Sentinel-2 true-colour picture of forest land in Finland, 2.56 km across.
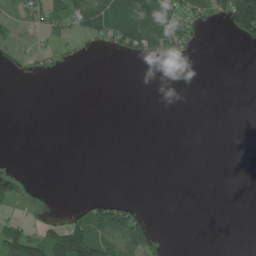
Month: July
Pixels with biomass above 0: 22%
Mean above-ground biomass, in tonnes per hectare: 25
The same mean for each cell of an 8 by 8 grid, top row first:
21 67 70 97 116 68 42 195
18 16 13 28 77 55 3 8
1 5 0 0 0 0 0 0
0 0 0 0 0 0 0 0
0 0 0 0 0 0 0 0
5 0 0 0 0 0 0 0
11 6 36 85 10 0 0 0
111 104 169 95 61 0 0 0
